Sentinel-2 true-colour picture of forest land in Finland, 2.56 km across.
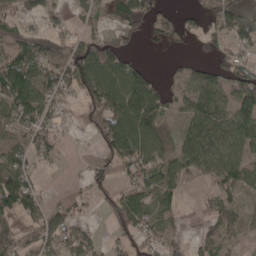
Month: April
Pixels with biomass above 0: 63%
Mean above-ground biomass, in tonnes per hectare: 54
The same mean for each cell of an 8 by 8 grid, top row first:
36 27 23 28 53 24 34 71
109 50 56 78 11 12 20 41
117 65 75 98 79 18 72 73
83 52 18 98 110 20 108 97
46 54 4 76 83 44 119 75
98 5 14 56 67 62 50 68
87 54 29 58 66 32 24 30
58 70 56 22 39 25 34 22
